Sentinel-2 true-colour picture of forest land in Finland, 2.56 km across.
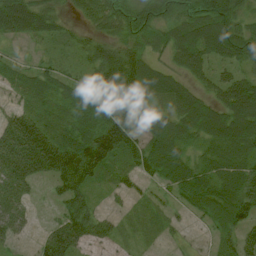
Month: July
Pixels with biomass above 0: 82%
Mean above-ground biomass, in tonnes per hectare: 52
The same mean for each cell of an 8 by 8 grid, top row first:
84 50 28 67 70 64 76 48
8 14 28 54 54 64 72 65
28 46 48 95 90 41 35 48
46 28 65 79 49 47 66 93
120 91 86 120 51 47 40 67
79 55 105 24 38 51 48 58
46 7 59 13 14 14 30 63
22 66 65 29 9 9 8 58
